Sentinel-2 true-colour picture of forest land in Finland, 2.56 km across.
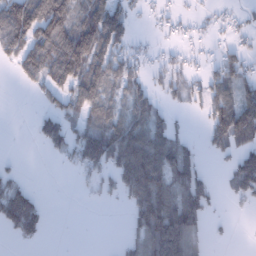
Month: January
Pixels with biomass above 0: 53%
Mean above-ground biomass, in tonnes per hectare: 64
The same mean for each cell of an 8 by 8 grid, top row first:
131 148 94 102 15 20 15 17
85 142 169 87 17 19 16 35
20 80 117 79 43 47 53 87
0 44 63 67 93 24 55 145
0 64 109 134 135 83 42 84
26 0 22 61 158 106 2 107
156 18 0 4 127 142 42 10
27 8 0 2 91 167 21 0
